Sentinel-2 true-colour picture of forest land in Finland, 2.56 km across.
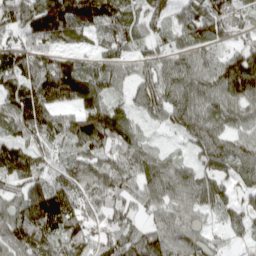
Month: April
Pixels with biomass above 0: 91%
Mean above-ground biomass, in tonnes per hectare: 84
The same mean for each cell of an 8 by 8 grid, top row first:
118 202 176 110 87 69 133 68
90 103 54 75 52 71 60 70
99 138 120 78 82 94 86 164
93 86 71 71 65 84 81 69
85 56 105 101 56 14 76 63
110 66 103 92 83 80 69 59
72 145 75 64 55 62 48 56
99 89 104 69 88 77 46 22
